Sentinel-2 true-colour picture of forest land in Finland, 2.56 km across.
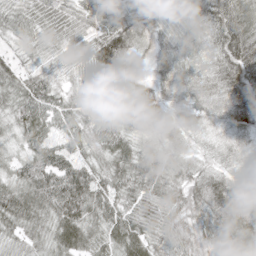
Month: May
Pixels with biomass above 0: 99%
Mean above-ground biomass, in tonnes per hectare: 58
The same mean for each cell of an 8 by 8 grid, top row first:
47 60 59 43 56 45 80 90
26 41 56 105 48 57 52 100
54 50 50 63 34 57 53 91
56 75 51 54 58 45 42 64
30 71 59 65 42 43 16 19
48 80 84 62 68 52 52 28
69 67 80 67 53 61 79 68
45 52 67 61 66 64 53 73
